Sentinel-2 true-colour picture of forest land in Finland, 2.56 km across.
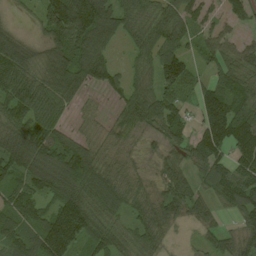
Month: August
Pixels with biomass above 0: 85%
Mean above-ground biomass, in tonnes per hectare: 81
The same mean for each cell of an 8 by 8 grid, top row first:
14 112 164 111 75 83 54 59
108 69 127 49 73 82 64 61
106 96 101 62 54 131 59 92
90 90 27 32 103 75 109 102
110 118 63 36 19 61 115 97
88 122 144 67 24 75 76 97
100 73 126 71 65 79 45 77
85 151 99 77 66 11 35 76
